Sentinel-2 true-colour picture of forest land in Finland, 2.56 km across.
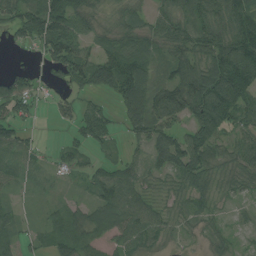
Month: August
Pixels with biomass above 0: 80%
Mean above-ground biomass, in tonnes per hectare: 50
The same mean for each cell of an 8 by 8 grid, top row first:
58 112 66 20 28 56 65 77
16 67 65 46 49 54 67 95
58 16 49 99 93 74 100 121
53 12 42 22 99 89 119 66
70 8 35 24 36 63 69 44
34 25 20 51 28 41 46 36
22 19 29 82 45 18 18 12
40 40 41 38 43 10 21 9
